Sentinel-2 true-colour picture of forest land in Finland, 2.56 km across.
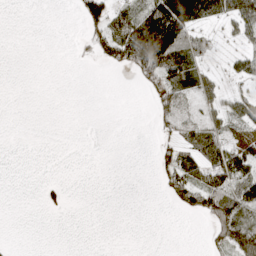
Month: April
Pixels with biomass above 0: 34%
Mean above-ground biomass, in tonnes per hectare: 31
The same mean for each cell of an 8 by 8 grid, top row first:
0 0 38 67 80 157 64 87
0 0 7 85 223 117 26 22
0 0 0 0 49 49 35 27
0 0 0 0 0 65 31 48
0 0 0 0 0 43 67 58
0 1 0 0 0 59 57 69
0 9 0 0 0 21 78 92
1 0 0 0 0 0 23 112
